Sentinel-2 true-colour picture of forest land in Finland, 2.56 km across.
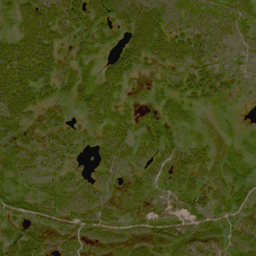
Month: August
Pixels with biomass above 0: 79%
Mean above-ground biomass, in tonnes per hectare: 35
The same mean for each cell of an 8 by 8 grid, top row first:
37 60 51 49 72 43 44 37
54 55 27 22 57 51 43 19
75 46 37 34 12 30 48 17
61 25 22 29 11 25 7 5
28 30 20 36 32 24 18 18
36 31 23 24 27 28 49 39
36 46 50 23 19 27 38 36
44 28 37 28 34 49 47 32
